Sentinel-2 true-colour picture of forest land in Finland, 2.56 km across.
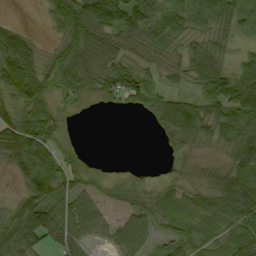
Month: September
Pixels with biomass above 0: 79%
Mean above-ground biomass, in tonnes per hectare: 52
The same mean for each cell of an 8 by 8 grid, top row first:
3 29 84 92 81 62 65 66
93 19 75 54 42 38 71 22
91 56 58 64 49 30 94 64
56 41 12 5 25 84 68 88
101 68 8 0 0 34 30 71
33 101 36 11 7 16 28 81
48 89 69 21 37 36 52 80
79 62 64 45 46 43 56 74
